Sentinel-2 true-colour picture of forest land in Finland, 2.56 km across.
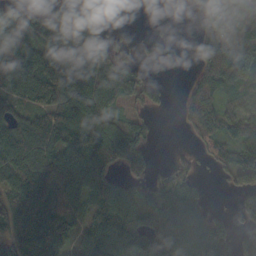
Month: October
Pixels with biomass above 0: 73%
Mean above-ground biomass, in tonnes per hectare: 70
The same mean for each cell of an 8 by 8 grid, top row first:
55 63 67 11 0 0 69 106
40 80 90 48 4 1 89 105
85 129 119 104 49 0 83 98
42 84 105 66 36 14 86 66
100 86 120 105 50 2 56 75
87 95 103 57 44 63 10 87
68 89 56 103 106 106 27 53
79 105 51 138 94 104 122 65
